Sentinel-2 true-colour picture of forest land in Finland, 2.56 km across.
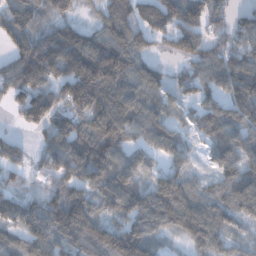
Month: December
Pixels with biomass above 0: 85%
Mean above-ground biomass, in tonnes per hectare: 105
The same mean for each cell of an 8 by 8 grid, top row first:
112 68 30 120 115 125 107 58
101 152 179 160 76 72 87 98
105 93 174 142 121 47 92 149
48 133 126 195 130 62 104 127
58 73 151 148 74 83 52 107
49 63 116 150 76 108 32 110
132 114 134 103 134 158 96 93
79 121 102 134 156 37 98 38
